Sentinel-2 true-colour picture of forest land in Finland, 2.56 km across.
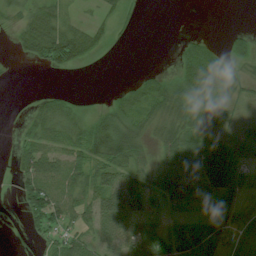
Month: July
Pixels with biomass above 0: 65%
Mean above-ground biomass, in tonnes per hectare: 36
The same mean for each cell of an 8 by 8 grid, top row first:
20 45 9 27 5 0 0 0
19 75 69 11 0 17 38 23
1 0 0 0 36 47 80 32
1 51 23 50 38 55 64 18
26 52 53 96 35 53 50 28
28 85 53 64 33 47 52 28
11 70 47 97 43 24 19 40
0 30 47 66 74 36 38 41
